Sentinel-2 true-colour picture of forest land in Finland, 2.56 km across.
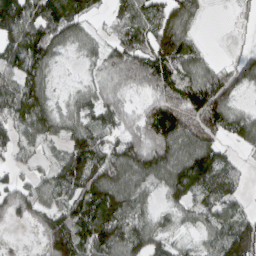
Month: March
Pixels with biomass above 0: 82%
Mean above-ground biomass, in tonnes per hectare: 86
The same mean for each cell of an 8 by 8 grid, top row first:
141 118 99 39 83 115 9 17
114 112 36 59 107 163 21 20
83 58 17 57 96 111 95 82
108 98 68 88 74 141 131 53
85 53 98 73 131 125 97 39
42 53 150 132 101 114 120 48
86 70 106 159 55 55 78 50
9 109 123 127 106 42 57 197
